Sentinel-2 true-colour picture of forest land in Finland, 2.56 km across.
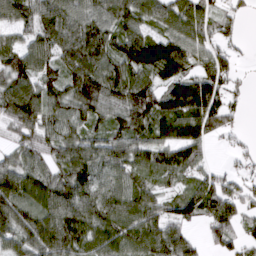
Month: March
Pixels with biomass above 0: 86%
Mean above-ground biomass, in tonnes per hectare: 90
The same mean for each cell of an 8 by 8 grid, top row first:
84 88 88 107 86 90 65 29
90 83 134 102 159 132 65 24
118 89 143 118 88 124 101 30
128 102 99 94 157 121 144 27
67 91 94 95 90 125 60 19
112 77 104 73 69 72 41 39
121 96 104 90 91 37 92 86
84 116 103 90 102 95 49 61
